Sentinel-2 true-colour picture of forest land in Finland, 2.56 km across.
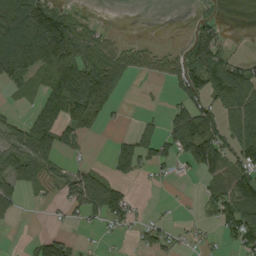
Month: September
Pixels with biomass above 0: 51%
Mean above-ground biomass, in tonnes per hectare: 47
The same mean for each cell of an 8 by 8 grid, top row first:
89 111 29 0 0 0 20 0
122 180 122 41 20 16 79 1
59 78 132 59 7 42 91 85
10 76 88 19 3 42 68 73
50 87 28 21 30 72 120 68
39 28 50 36 18 11 43 75
32 4 49 88 3 3 37 93
0 58 9 4 30 16 9 61
